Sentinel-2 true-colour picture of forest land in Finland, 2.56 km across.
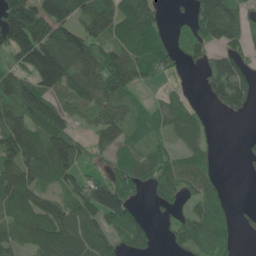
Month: June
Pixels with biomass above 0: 71%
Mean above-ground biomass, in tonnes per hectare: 76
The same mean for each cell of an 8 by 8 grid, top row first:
164 143 94 116 116 14 120 60
137 162 128 78 100 46 57 53
86 134 100 126 51 11 49 66
102 138 55 82 53 62 18 41
134 128 59 59 49 38 31 5
110 64 63 65 74 77 51 4
67 72 94 145 21 40 84 15
56 102 127 68 60 34 100 26
